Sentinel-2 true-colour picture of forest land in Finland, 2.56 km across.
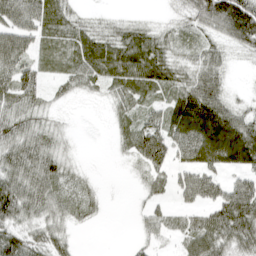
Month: April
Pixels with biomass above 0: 78%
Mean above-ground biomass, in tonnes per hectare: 46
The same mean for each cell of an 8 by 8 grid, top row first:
67 59 18 9 6 14 85 136
66 31 53 63 73 32 33 40
69 24 41 52 68 42 58 2
59 20 2 19 33 70 101 39
70 45 3 10 62 61 113 115
71 58 13 1 26 33 51 43
84 50 31 1 18 24 48 98
69 49 5 0 22 26 69 70
